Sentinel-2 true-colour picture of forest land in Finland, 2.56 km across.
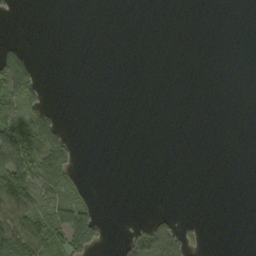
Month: September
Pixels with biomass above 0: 21%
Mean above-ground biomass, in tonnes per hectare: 18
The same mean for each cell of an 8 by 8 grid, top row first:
2 0 0 0 0 0 0 0
18 0 0 0 0 0 0 0
85 3 0 0 0 0 0 0
48 36 0 0 0 0 0 0
132 70 4 0 0 0 0 0
113 81 10 0 0 0 0 0
88 43 65 0 0 1 0 0
85 79 94 4 62 51 5 0
